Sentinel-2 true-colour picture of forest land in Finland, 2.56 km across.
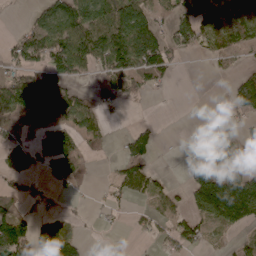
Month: April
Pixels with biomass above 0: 53%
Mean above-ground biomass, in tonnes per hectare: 66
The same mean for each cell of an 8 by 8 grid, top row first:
0 84 125 141 115 67 102 83
56 102 122 147 154 55 51 51
80 107 38 66 73 13 3 64
101 129 92 21 2 1 1 56
68 113 53 13 74 10 96 59
55 38 49 21 78 11 136 64
53 20 7 20 18 39 138 189
158 149 40 4 7 59 29 28
